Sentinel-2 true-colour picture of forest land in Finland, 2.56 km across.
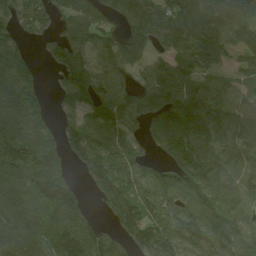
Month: August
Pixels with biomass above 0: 84%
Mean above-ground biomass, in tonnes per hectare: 128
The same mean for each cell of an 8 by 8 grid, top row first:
144 116 121 77 134 146 167 107
132 75 139 107 107 114 151 92
212 18 182 127 80 129 52 54
207 68 118 124 134 163 148 118
206 120 133 103 60 161 142 140
153 235 54 166 102 122 158 104
163 135 97 170 128 113 118 90
190 133 213 102 151 147 139 98
